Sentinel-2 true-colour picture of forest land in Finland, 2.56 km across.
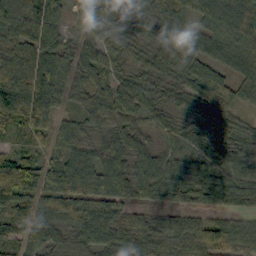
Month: October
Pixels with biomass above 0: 93%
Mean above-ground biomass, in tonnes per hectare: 80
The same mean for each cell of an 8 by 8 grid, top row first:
87 88 43 101 77 54 89 116
91 83 64 70 59 102 59 75
127 99 61 54 66 77 84 59
155 113 52 74 72 53 90 43
29 57 61 75 54 62 80 57
200 89 116 113 88 70 72 83
100 83 99 79 49 52 49 69
72 82 70 81 94 94 117 102
